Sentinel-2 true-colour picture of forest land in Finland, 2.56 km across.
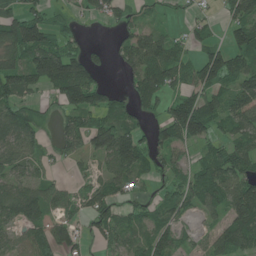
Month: June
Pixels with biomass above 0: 70%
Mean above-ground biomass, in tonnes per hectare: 68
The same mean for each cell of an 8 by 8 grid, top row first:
80 55 20 46 30 11 20 86
117 115 39 26 92 57 57 91
111 127 149 5 88 60 92 83
78 23 101 74 40 100 106 86
75 26 59 147 73 73 57 70
50 28 14 59 40 42 93 92
95 93 40 67 43 69 61 123
40 101 37 53 54 54 35 102
